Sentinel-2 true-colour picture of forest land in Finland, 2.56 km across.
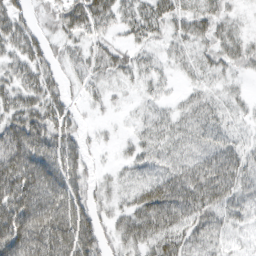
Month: March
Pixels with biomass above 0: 85%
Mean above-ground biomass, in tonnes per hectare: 42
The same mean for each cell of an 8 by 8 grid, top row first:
43 26 61 44 45 38 38 13
46 29 26 31 24 19 30 33
43 42 18 25 19 11 20 13
55 64 15 8 15 21 31 16
85 74 31 8 28 29 32 25
92 84 43 15 27 47 64 52
85 91 57 26 64 74 69 42
93 93 85 28 56 59 46 17
